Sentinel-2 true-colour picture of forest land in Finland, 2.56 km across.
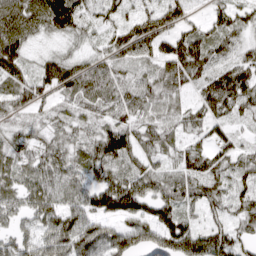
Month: April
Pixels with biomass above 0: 90%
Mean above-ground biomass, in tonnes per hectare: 79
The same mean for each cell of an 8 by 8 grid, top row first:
87 124 79 50 79 84 47 62
94 19 32 71 95 114 96 56
81 89 110 91 66 77 73 113
50 43 49 78 77 54 71 56
63 66 53 129 64 51 65 46
66 76 65 88 104 67 82 60
70 88 89 109 89 89 53 62
76 100 137 116 109 148 141 76
